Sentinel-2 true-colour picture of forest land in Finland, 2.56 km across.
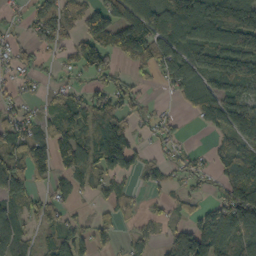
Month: October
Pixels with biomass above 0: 67%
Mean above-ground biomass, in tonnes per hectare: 71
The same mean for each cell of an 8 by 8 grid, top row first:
20 93 106 115 103 115 128 180
46 43 90 91 114 104 122 133
32 21 26 48 30 81 69 123
42 33 88 92 31 12 92 114
89 77 87 166 17 32 12 65
102 46 56 82 45 36 31 120
60 61 13 41 18 30 49 126
63 49 77 55 34 69 134 73
